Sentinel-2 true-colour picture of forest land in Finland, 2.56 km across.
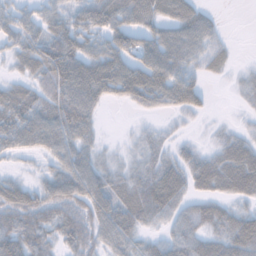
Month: November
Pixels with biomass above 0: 78%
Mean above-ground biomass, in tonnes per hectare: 50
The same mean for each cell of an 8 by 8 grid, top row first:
38 39 58 70 62 60 27 0
41 71 60 63 59 70 46 3
27 65 96 88 77 63 19 13
64 67 88 3 21 31 14 8
54 61 59 6 25 24 13 49
18 33 78 39 47 56 70 88
78 62 66 70 80 47 48 32
80 51 71 55 31 49 56 86
